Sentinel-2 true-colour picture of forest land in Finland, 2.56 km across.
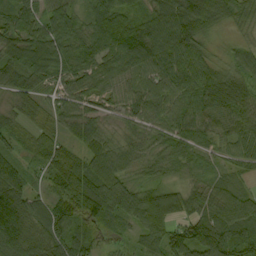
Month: September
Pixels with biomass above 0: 96%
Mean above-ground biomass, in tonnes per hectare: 72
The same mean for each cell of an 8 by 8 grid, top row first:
70 72 58 98 63 93 83 51
89 104 66 77 95 83 37 39
71 56 52 58 56 71 91 76
56 52 68 40 59 67 89 88
42 69 57 52 45 66 51 72
81 46 96 83 30 29 35 35
158 71 106 84 125 86 79 67
134 91 80 36 68 90 135 80
